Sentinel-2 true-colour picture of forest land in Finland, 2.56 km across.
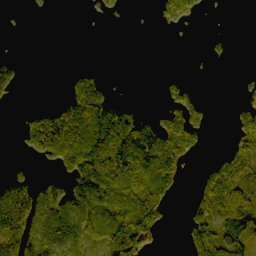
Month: October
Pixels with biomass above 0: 44%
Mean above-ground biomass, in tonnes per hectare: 63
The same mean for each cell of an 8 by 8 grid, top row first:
1 2 1 10 0 73 3 0
0 0 0 0 0 0 6 0
37 0 51 3 0 11 0 11
5 87 158 122 13 56 21 56
13 206 247 185 186 128 4 78
28 26 178 135 104 63 40 78
170 127 111 91 154 3 71 85
196 83 63 127 113 3 123 72
